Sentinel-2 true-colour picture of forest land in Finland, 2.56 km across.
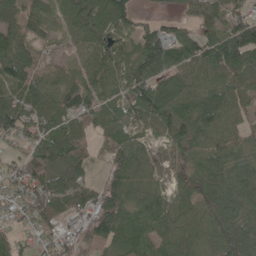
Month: May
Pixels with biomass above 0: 87%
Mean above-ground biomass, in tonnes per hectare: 80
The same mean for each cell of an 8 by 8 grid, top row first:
88 69 130 107 24 46 79 59
106 34 36 83 101 82 99 140
123 63 77 63 115 88 75 92
110 77 95 53 100 109 122 61
42 91 67 61 52 70 71 68
74 113 82 57 71 44 84 83
65 100 82 105 93 68 83 77
58 42 45 90 118 87 70 102
